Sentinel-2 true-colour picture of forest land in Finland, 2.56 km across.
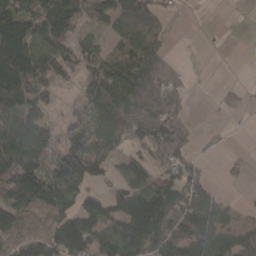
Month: March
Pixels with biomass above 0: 68%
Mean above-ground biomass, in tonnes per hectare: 94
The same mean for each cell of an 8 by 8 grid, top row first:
147 153 109 114 135 11 0 1
202 133 79 46 141 4 0 1
208 93 79 168 131 51 0 1
162 64 63 185 97 49 0 4
197 111 126 87 82 81 16 0
179 158 160 47 99 74 26 17
153 116 90 81 174 112 132 29
74 115 175 153 163 110 124 102
